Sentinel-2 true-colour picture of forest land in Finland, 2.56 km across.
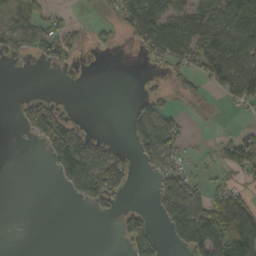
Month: October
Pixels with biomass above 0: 40%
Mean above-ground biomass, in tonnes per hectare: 40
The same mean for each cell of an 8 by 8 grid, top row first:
47 34 2 10 97 50 61 86
35 54 32 15 35 87 73 71
0 0 0 0 5 13 40 90
15 85 0 0 45 22 2 10
0 67 111 25 50 39 4 68
0 3 118 109 4 59 11 22
0 0 7 20 20 95 81 93
0 0 0 2 78 37 148 148
